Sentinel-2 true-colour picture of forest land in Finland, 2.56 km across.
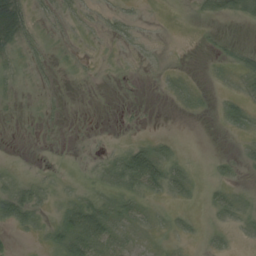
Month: August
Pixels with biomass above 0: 36%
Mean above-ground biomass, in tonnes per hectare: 9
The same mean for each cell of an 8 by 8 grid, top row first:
46 6 6 9 2 0 6 11
13 7 2 2 4 0 1 6
4 3 1 1 1 8 2 7
1 4 0 0 1 2 2 20
0 1 1 2 15 6 0 4
7 4 3 17 51 16 3 4
40 5 38 25 10 4 6 11
3 9 48 23 4 5 7 3
